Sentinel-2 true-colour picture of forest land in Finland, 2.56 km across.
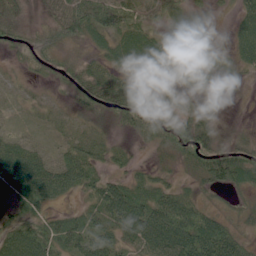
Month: June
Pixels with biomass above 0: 80%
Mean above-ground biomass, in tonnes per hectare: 43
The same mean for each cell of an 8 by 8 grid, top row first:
26 21 73 79 45 34 20 48
21 27 20 54 89 66 25 49
11 14 39 41 21 22 31 8
8 14 23 37 63 32 18 1
32 18 41 25 13 70 61 32
82 78 71 33 24 18 62 65
36 36 28 80 72 73 26 19
78 71 70 55 78 83 91 37
